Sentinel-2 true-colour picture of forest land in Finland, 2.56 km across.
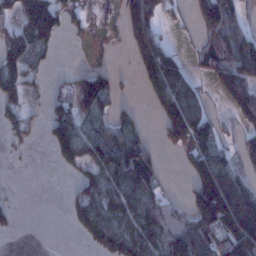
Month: January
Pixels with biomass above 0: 56%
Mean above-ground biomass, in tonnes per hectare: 81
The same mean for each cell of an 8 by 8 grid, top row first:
85 170 40 17 187 25 165 83
93 60 5 16 146 40 106 199
83 19 62 56 65 152 49 185
54 49 79 47 13 198 74 105
24 28 81 90 52 87 108 57
0 0 44 93 106 5 219 95
21 0 59 86 107 51 203 210
2 0 12 85 88 112 120 201
